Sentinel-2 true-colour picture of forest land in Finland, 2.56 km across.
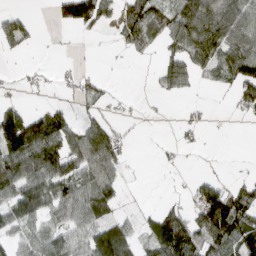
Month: March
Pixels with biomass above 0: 55%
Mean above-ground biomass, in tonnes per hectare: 51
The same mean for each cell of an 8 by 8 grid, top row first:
37 8 96 37 92 96 126 91
33 1 1 4 38 53 101 91
8 9 30 6 1 68 24 99
55 56 16 14 4 2 9 27
132 120 87 78 2 15 3 0
96 99 81 68 1 3 7 11
81 69 80 45 12 32 60 87
39 64 52 137 38 123 90 91
